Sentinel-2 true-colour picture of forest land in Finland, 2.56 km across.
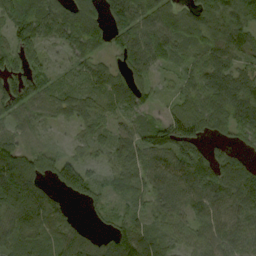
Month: September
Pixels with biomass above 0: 85%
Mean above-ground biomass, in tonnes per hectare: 68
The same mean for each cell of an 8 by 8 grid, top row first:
105 96 97 60 76 85 67 62
86 41 65 40 80 69 83 77
87 55 45 58 40 27 78 76
69 48 72 41 41 58 87 74
55 17 35 53 84 119 58 31
163 52 91 41 70 96 107 83
101 109 15 27 35 61 84 77
62 60 68 67 92 47 67 70
